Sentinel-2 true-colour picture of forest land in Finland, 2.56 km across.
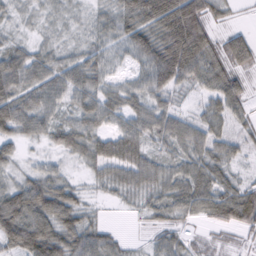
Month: February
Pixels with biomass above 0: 91%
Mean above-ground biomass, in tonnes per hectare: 48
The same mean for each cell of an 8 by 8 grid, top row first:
17 17 15 43 70 110 61 10
33 26 29 32 68 103 66 55
68 53 57 30 45 61 52 37
72 47 54 52 56 37 39 34
38 27 50 62 47 48 52 31
27 50 15 44 56 48 60 24
90 87 53 7 30 47 58 86
84 92 70 33 13 35 21 19
